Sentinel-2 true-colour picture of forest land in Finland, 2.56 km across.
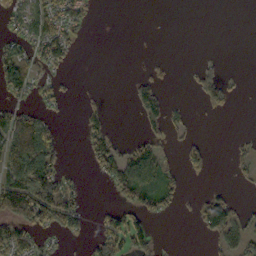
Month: October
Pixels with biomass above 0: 36%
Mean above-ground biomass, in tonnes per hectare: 34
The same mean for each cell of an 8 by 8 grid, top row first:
33 75 39 0 0 0 0 0
40 65 9 0 0 0 0 0
62 24 2 0 26 2 45 5
50 17 25 12 72 16 14 1
123 78 14 51 45 17 21 9
102 86 9 49 100 28 17 14
132 105 33 30 50 16 86 23
87 10 9 76 55 1 23 72
